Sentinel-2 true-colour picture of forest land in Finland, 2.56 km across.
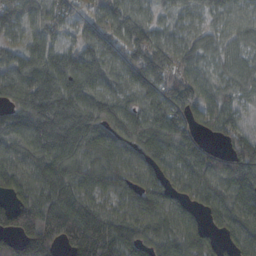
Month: October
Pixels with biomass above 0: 92%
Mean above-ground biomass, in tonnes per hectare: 116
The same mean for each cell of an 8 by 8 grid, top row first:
145 121 68 128 81 75 83 80
70 110 92 127 174 92 67 76
121 161 163 91 146 133 70 75
138 226 170 127 115 136 100 59
109 186 171 136 144 156 65 103
94 147 102 100 85 88 117 152
101 169 153 64 93 75 79 119
99 173 205 177 96 100 52 74
